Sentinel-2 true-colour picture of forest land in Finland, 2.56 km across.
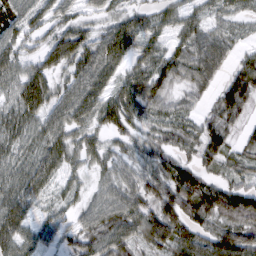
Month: February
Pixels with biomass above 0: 87%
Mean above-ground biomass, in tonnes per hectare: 47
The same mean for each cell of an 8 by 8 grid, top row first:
43 42 30 31 35 39 27 22
46 50 80 77 40 34 65 19
55 61 67 45 57 42 47 69
39 62 68 59 39 27 27 56
35 47 44 27 23 39 58 28
39 42 25 36 49 69 36 33
50 16 29 58 52 69 66 94
47 33 51 72 55 71 57 69
